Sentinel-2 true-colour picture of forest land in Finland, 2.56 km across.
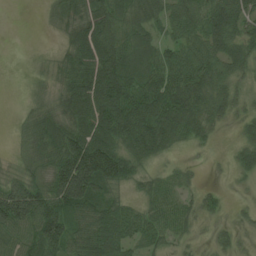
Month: June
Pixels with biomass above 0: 78%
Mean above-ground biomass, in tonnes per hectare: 65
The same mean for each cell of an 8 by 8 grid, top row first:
0 14 61 88 82 76 93 87
0 3 71 100 72 64 78 71
1 18 73 120 98 100 92 42
5 42 83 117 130 121 75 30
11 74 122 98 105 42 18 31
40 72 208 126 37 35 3 19
144 108 104 70 41 60 28 11
65 118 67 95 55 35 12 19
